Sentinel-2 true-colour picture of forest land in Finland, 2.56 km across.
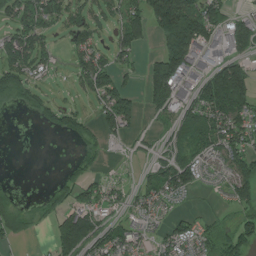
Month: July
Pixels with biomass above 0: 62%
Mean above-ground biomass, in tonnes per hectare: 72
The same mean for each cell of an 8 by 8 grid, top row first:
109 104 63 54 93 227 142 47
121 64 69 66 28 192 83 92
89 21 54 112 68 145 106 165
7 57 45 123 62 67 141 130
0 0 22 15 18 59 110 95
2 3 60 19 42 136 30 120
47 40 96 53 54 16 9 55
36 29 142 91 39 75 54 110
